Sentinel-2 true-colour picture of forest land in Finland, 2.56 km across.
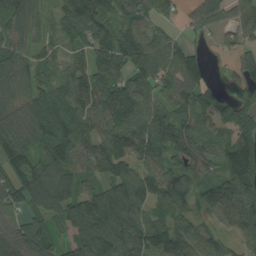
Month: August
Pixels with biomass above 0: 89%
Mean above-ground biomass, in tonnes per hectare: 100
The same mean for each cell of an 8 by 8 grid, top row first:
91 44 140 95 66 45 90 65
71 46 55 108 117 75 18 50
97 59 101 95 93 104 46 80
95 114 92 118 96 118 79 94
119 107 91 125 109 130 81 120
103 149 91 107 95 103 96 175
79 130 154 168 79 104 95 144
139 101 138 186 131 136 87 69
